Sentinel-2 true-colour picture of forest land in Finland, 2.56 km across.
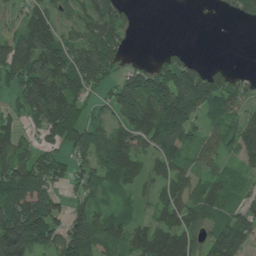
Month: June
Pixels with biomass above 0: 76%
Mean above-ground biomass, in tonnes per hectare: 88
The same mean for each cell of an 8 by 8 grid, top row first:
42 99 61 120 1 0 3 57
146 147 99 97 0 25 0 0
116 167 126 58 135 138 132 49
56 165 59 66 149 167 72 62
92 50 92 142 72 99 46 102
122 90 72 73 64 69 48 31
150 111 64 53 30 104 80 64
267 109 164 89 125 140 81 138
